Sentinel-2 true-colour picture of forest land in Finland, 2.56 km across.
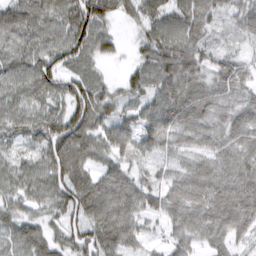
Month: March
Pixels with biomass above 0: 93%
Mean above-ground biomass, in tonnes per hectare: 67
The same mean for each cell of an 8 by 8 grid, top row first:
78 68 99 44 41 68 63 50
73 79 86 37 45 92 50 28
68 82 74 20 53 101 63 70
66 65 104 56 63 100 69 64
41 94 92 79 66 57 62 75
62 83 72 68 41 58 87 83
50 54 86 93 73 72 80 85
53 62 77 78 41 50 52 39
